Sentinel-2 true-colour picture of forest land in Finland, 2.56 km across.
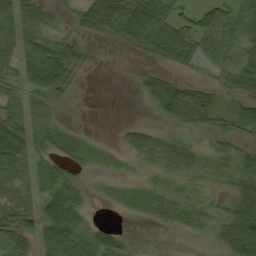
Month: September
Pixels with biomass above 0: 69%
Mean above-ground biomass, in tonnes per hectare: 37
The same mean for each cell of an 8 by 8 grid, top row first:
61 31 46 96 96 46 46 55
59 53 18 7 44 78 37 51
28 48 8 0 27 28 14 67
37 24 1 0 4 48 45 47
82 42 31 7 34 36 19 21
55 43 21 9 8 24 17 48
76 54 34 5 23 36 24 72
43 54 43 40 3 1 14 114
